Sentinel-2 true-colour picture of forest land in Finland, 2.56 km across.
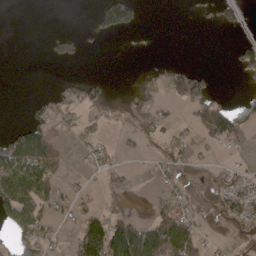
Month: April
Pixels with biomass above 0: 36%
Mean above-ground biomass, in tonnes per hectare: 37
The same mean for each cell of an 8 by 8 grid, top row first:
0 0 0 129 13 0 11 34
0 18 16 0 1 0 0 47
0 0 35 6 25 61 31 11
0 45 29 8 49 10 81 22
100 78 11 12 15 28 26 21
104 78 9 23 2 49 39 30
90 41 25 14 2 57 74 77
31 23 87 153 151 127 30 51
